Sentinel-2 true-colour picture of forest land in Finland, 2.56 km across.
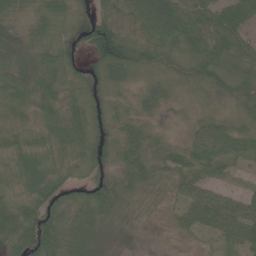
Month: June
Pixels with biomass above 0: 94%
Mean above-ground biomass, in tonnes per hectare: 48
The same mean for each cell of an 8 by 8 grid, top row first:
31 44 28 45 85 88 58 77
71 46 35 75 55 55 80 57
64 60 28 39 20 22 51 59
47 55 49 24 28 12 21 34
41 49 53 36 49 30 87 62
47 79 20 46 60 47 39 15
53 70 65 58 25 24 73 62
55 92 77 27 12 9 19 55
